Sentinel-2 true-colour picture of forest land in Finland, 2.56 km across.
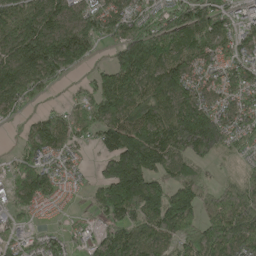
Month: May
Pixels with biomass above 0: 86%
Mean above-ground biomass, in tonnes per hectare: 125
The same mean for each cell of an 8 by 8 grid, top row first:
161 150 97 120 94 133 161 85
186 234 211 82 196 148 123 102
175 159 31 105 133 157 91 98
69 42 80 130 158 177 146 88
30 121 50 123 202 202 256 67
72 114 31 172 208 118 41 57
76 54 14 173 212 216 107 203
65 77 25 149 145 135 168 165
